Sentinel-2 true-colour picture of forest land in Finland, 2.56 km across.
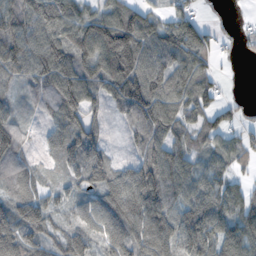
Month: November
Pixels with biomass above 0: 83%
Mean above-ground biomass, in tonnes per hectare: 90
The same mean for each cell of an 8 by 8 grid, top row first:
107 144 110 119 104 69 13 8
118 134 118 177 125 119 60 26
54 122 128 136 161 117 71 6
47 69 117 29 146 103 69 23
87 44 113 18 77 86 59 67
98 32 74 91 127 118 71 41
97 74 58 123 157 88 117 106
110 68 83 87 124 110 114 116
